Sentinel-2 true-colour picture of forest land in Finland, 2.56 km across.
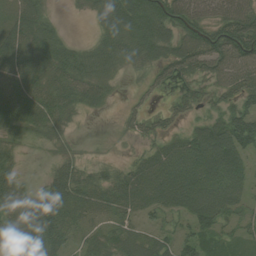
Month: August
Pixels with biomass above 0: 78%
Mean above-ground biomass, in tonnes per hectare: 49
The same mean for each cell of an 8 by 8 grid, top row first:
49 28 5 77 87 89 60 90
58 59 28 56 58 50 85 99
53 48 62 27 16 29 42 68
68 60 25 6 22 26 25 88
23 18 3 2 17 37 96 102
37 28 42 35 59 73 68 52
38 84 60 54 49 54 82 40
18 85 30 38 43 52 37 27
